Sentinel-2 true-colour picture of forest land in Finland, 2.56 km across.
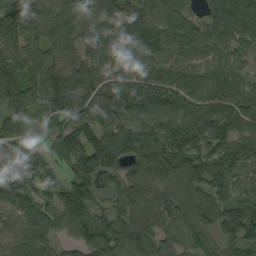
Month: September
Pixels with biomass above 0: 93%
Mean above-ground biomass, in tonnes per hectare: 98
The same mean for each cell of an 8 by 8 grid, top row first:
119 111 152 133 106 100 72 131
91 91 95 89 121 85 65 77
119 129 131 96 119 97 82 70
104 103 93 156 110 118 126 111
70 40 135 137 141 98 86 88
82 48 74 92 113 102 109 56
74 62 99 61 93 98 123 90
79 71 68 104 114 84 72 91
